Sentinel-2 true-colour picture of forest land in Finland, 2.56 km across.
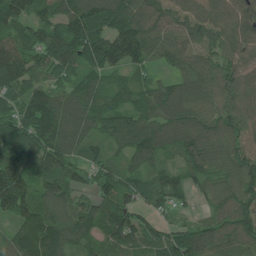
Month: June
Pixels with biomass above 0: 94%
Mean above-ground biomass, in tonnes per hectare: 102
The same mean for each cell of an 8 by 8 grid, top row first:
117 99 135 137 125 95 105 110
118 123 140 158 122 89 65 93
130 91 88 63 50 70 88 92
97 160 120 96 95 120 89 88
133 140 97 61 115 105 131 94
152 106 68 80 66 65 89 110
137 112 84 85 50 45 42 110
120 182 88 86 95 95 111 85
